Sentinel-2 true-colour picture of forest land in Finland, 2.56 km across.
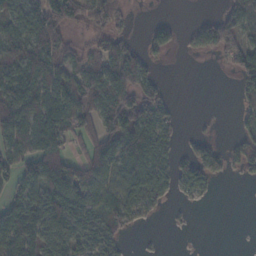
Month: November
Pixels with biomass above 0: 60%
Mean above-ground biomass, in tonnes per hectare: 51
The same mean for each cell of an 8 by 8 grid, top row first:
70 82 75 74 0 2 18 70
60 84 34 51 38 27 59 67
72 69 67 94 61 0 0 34
100 90 92 82 99 20 1 23
72 98 41 72 77 29 37 32
49 96 68 59 85 57 58 13
60 86 67 77 57 7 2 0
83 73 67 48 2 0 0 0
